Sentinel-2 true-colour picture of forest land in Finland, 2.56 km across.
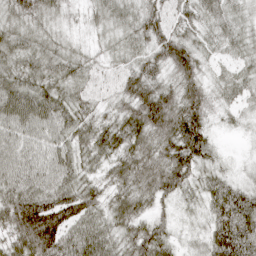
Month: April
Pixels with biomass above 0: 98%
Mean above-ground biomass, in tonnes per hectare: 53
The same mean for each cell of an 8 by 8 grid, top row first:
49 40 17 39 47 40 41 32
49 39 22 28 38 77 30 34
52 49 42 32 57 53 33 40
78 75 49 35 81 68 47 24
57 55 53 52 65 73 47 6
67 61 51 48 73 73 38 18
94 106 78 51 43 31 43 82
69 115 80 54 80 29 47 92
